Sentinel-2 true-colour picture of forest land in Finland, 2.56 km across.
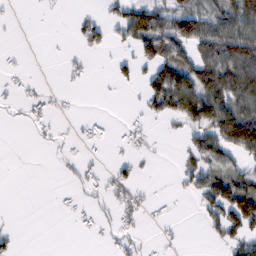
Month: February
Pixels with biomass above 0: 38%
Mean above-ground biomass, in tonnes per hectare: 33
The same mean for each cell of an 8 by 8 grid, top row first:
2 1 18 25 101 85 61 85
2 0 17 18 64 70 76 105
6 2 9 17 33 103 92 89
5 17 3 1 21 63 90 103
0 6 9 9 10 5 65 97
0 0 18 24 3 14 68 54
1 1 12 25 18 2 43 124
16 0 2 10 12 6 11 66
